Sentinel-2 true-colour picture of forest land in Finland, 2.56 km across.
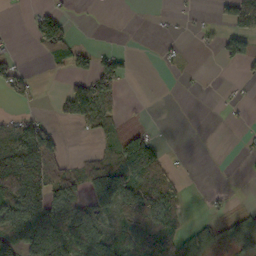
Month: October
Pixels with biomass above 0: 42%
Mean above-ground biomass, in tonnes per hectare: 45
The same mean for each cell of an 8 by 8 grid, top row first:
1 47 0 0 0 5 5 56
2 79 16 12 0 9 6 82
55 3 40 77 0 2 1 10
15 4 89 41 2 0 0 3
102 105 1 34 82 0 0 4
162 94 64 122 87 20 0 1
122 138 106 80 90 43 8 14
79 141 149 97 90 67 41 44
